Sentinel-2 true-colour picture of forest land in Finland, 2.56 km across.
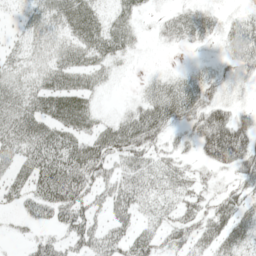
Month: May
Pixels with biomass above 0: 70%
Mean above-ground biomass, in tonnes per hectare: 29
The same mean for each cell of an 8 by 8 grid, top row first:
10 34 47 19 9 18 17 16
17 27 35 34 4 9 7 41
25 32 28 9 8 24 28 22
41 44 56 6 38 39 45 25
38 52 40 45 36 16 54 78
24 54 50 26 34 28 12 30
16 44 38 30 20 25 29 36
6 19 28 34 26 24 30 40
